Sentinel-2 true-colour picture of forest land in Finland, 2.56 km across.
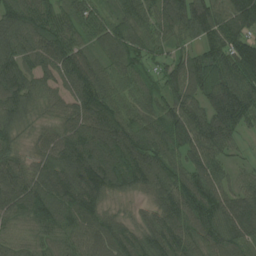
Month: July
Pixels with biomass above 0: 95%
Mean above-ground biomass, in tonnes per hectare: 97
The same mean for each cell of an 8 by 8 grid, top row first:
93 86 85 57 80 124 132 125
94 105 84 84 75 53 83 105
115 69 137 71 51 91 115 126
93 48 101 109 73 115 118 152
54 71 133 146 126 111 115 37
98 99 145 139 119 103 105 42
105 125 125 34 34 106 114 125
52 67 75 111 93 114 96 114
